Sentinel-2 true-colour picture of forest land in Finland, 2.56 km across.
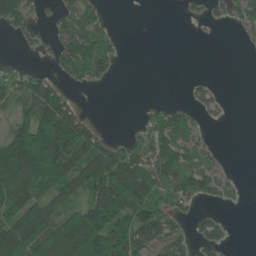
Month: June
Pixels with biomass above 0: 53%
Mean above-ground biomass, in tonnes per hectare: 68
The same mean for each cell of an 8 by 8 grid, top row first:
92 15 77 6 0 1 20 52
7 16 109 44 0 0 0 3
54 50 37 20 0 0 9 0
65 163 46 0 27 65 25 0
130 261 149 58 65 111 24 0
117 184 113 158 133 107 94 7
126 86 90 174 184 55 20 9
164 158 170 182 83 62 62 0
